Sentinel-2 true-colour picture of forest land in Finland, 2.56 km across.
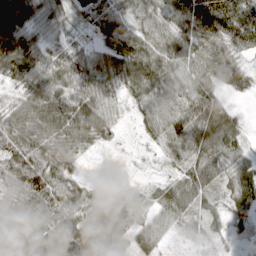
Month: April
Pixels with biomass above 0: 92%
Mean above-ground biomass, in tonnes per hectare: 66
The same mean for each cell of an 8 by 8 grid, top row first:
92 50 46 77 72 73 113 97
106 48 37 60 89 83 80 58
58 89 82 57 95 68 76 63
55 92 111 42 40 66 105 22
81 72 51 16 12 41 82 51
94 98 31 4 6 37 92 75
67 92 76 96 54 105 44 63
73 84 119 66 58 19 37 24
